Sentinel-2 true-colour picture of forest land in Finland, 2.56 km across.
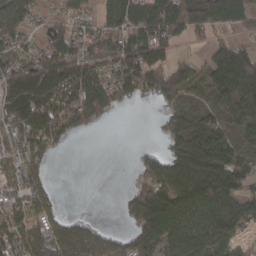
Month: March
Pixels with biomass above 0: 71%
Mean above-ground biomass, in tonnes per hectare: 75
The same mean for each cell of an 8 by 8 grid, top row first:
70 48 52 96 124 127 116 107
65 93 86 98 125 40 43 64
107 133 138 102 113 95 67 124
124 133 128 44 0 63 53 69
84 85 1 0 7 47 87 52
80 40 0 0 63 78 90 110
74 63 0 0 146 93 93 82
64 83 100 52 78 81 86 33
